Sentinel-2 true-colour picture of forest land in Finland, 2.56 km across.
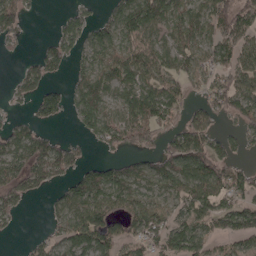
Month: April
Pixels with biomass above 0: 67%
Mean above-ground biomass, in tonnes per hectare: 66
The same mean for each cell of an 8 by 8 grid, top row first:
85 1 42 50 138 80 89 87
13 46 49 80 84 76 70 86
32 49 42 75 77 68 54 94
13 75 64 53 101 52 61 73
90 70 24 49 42 71 94 40
79 73 72 81 60 92 103 76
48 19 87 81 78 63 82 91
4 40 80 78 70 100 61 68
